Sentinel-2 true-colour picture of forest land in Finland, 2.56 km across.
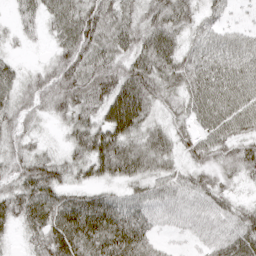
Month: April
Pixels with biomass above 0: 91%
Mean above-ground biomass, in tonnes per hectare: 55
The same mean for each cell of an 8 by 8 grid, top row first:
24 41 77 62 51 65 34 11
12 17 77 64 67 58 62 55
46 54 80 76 80 59 77 67
46 30 51 93 68 37 80 82
37 15 61 86 57 41 55 53
55 68 35 47 50 43 37 36
61 78 88 72 53 43 47 35
14 78 96 93 56 14 38 67
